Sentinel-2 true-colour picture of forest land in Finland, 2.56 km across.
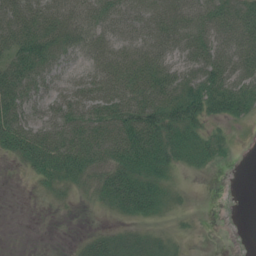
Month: July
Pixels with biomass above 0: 75%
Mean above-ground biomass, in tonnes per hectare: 47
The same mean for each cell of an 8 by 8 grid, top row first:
67 52 38 48 55 58 65 72
62 57 41 49 62 59 71 80
77 46 34 69 85 81 80 68
70 51 73 82 93 76 56 41
77 82 86 81 99 58 37 3
2 46 53 69 67 19 4 0
0 6 7 29 61 16 0 0
0 0 12 44 44 17 0 0
